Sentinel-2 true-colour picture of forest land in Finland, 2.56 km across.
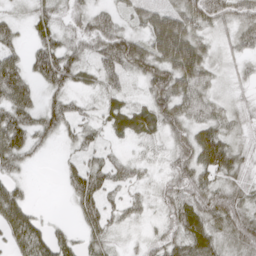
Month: April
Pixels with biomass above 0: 85%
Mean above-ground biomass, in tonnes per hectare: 52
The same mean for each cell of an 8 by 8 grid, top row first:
23 42 46 44 63 84 79 68
39 64 49 89 86 155 42 48
71 64 35 38 57 108 50 27
73 51 28 42 52 82 53 37
83 25 37 17 22 57 93 35
32 0 65 49 22 62 57 44
72 3 52 31 26 60 79 67
56 54 35 29 22 51 65 61
